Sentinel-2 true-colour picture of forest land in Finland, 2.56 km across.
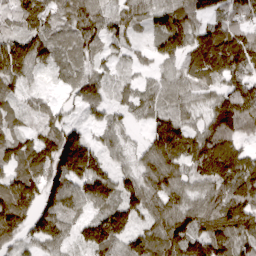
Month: March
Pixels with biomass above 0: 91%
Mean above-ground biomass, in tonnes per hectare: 87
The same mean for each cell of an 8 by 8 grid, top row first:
87 86 83 63 55 106 76 86
116 79 66 44 30 98 168 161
85 15 55 32 32 62 98 90
54 50 33 43 52 71 64 139
88 112 136 45 44 154 141 95
102 103 133 85 77 78 108 149
153 86 59 102 77 80 80 135
61 87 61 107 91 119 130 104
